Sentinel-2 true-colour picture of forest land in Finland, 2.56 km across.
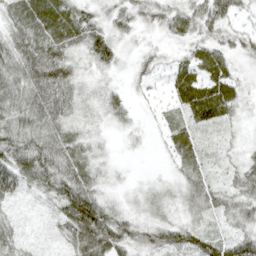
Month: April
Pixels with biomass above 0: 90%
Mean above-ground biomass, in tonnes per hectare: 41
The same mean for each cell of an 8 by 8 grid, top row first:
48 63 51 34 36 43 61 23
56 61 44 48 17 17 42 31
55 74 34 15 18 37 52 25
57 61 33 33 6 25 62 24
66 62 45 12 6 40 19 19
71 67 64 18 7 22 29 37
16 21 106 43 33 31 47 48
33 12 63 78 47 58 64 61
